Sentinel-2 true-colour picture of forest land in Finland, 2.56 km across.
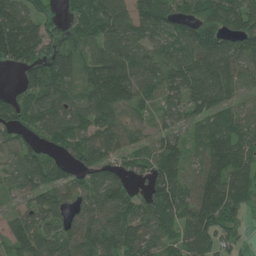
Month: June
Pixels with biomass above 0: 86%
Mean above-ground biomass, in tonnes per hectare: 80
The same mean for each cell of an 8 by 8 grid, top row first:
99 35 67 86 91 73 85 81
160 91 71 108 69 67 109 79
22 103 80 160 76 86 95 69
76 88 75 108 37 48 69 50
61 57 73 97 45 67 86 85
55 96 79 71 50 91 116 111
31 92 52 87 69 87 147 65
85 87 87 81 80 51 101 41
